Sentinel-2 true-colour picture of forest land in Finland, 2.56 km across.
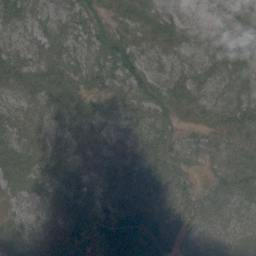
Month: June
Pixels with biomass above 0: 99%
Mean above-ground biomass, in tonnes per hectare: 55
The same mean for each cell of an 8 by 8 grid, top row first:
68 51 68 39 62 52 31 64
56 60 56 104 49 51 54 66
61 68 63 61 79 63 55 73
55 64 51 55 60 49 49 77
61 56 51 51 64 50 41 54
70 65 58 57 66 58 31 76
32 47 46 47 43 61 56 50
42 42 37 41 42 32 45 55
